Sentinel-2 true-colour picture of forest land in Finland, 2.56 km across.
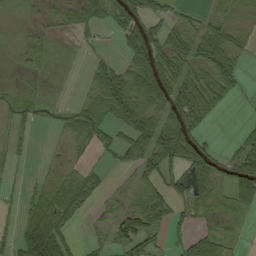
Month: September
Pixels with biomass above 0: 53%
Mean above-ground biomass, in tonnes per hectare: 36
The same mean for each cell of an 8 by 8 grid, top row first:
0 14 33 36 55 23 24 17
4 10 4 3 78 60 76 35
3 4 4 66 79 74 67 28
22 15 37 72 81 79 52 1
9 1 15 35 80 118 36 35
4 12 24 5 37 26 63 62
11 69 36 16 68 30 30 26
35 108 12 38 49 8 45 9
